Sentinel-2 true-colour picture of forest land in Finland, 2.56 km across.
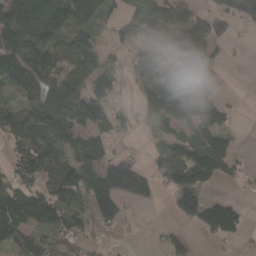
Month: March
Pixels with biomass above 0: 67%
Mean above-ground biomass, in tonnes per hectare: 77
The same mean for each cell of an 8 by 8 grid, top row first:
148 157 97 47 88 103 68 83
135 112 94 30 81 76 63 5
87 107 78 64 93 135 70 0
80 125 75 49 41 110 89 6
65 94 98 38 7 75 117 15
60 99 138 147 88 100 127 29
165 148 110 106 19 62 111 39
93 50 53 12 3 39 18 25
